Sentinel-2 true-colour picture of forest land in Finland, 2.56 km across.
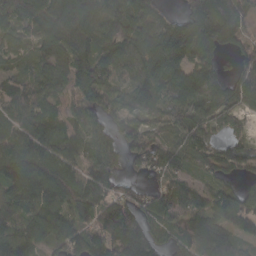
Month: March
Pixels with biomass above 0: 88%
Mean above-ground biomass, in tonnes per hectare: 100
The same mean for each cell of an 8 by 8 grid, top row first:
91 111 130 103 71 51 173 138
36 75 112 110 103 167 93 66
71 74 126 72 117 111 101 98
81 61 70 75 83 88 99 62
121 110 81 54 92 68 75 67
152 173 115 92 60 76 45 47
113 152 109 143 89 129 97 122
140 102 129 150 168 71 157 68
